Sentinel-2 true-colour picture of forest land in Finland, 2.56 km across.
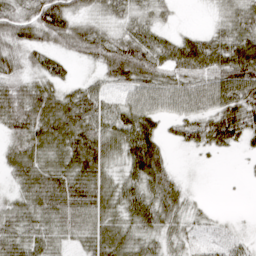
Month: April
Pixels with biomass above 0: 84%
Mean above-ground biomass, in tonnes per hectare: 56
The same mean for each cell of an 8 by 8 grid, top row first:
61 97 43 40 34 13 8 55
52 62 60 78 76 64 72 84
49 62 23 49 70 54 64 114
82 90 84 52 76 45 61 91
55 72 93 67 93 24 51 34
45 76 75 40 79 28 1 3
53 73 74 53 78 52 10 1
66 53 43 74 50 34 27 25
